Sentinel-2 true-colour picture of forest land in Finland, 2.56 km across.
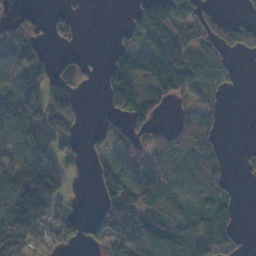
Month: November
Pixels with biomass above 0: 61%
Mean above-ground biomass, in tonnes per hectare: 69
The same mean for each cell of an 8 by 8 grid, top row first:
24 19 8 0 94 126 54 16
112 18 11 25 101 148 65 57
75 65 61 91 108 161 69 9
106 123 47 45 84 26 48 0
84 95 34 73 68 97 71 3
96 141 15 86 107 59 91 7
156 124 10 94 93 67 90 27
88 48 38 85 115 92 118 26
